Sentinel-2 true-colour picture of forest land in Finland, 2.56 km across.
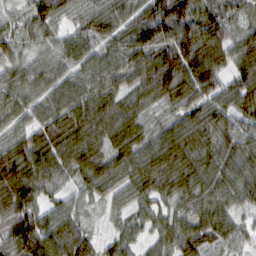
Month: February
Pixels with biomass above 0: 97%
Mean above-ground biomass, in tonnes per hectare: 71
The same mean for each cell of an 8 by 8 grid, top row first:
40 93 55 70 80 109 86 49
56 46 69 60 95 102 109 73
53 57 59 65 74 109 96 74
59 63 93 81 52 58 82 74
66 79 93 76 70 87 76 64
119 73 58 79 86 82 75 69
94 57 47 35 49 52 70 43
86 93 81 38 34 75 76 51
